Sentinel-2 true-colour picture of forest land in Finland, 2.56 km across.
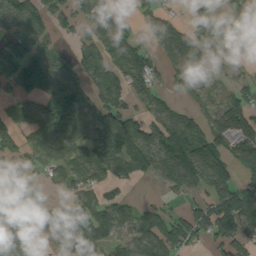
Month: September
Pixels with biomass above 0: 68%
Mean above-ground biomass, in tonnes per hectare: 78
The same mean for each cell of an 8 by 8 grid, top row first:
105 47 48 64 50 25 33 72
105 59 37 69 37 87 29 49
105 115 93 74 71 34 23 37
94 136 113 149 64 51 47 110
83 115 92 138 114 151 86 110
35 48 87 80 57 108 120 72
57 41 89 83 47 28 97 162
88 45 112 71 102 97 65 94
